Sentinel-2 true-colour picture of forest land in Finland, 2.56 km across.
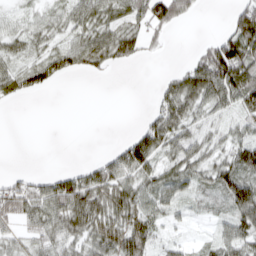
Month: March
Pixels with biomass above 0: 66%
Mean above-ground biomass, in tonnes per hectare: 43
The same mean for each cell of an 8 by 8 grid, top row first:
22 31 51 52 62 73 1 73
32 34 61 68 29 0 46 104
51 50 5 3 0 44 112 121
0 0 0 0 10 71 39 39
0 0 0 10 76 55 36 56
20 27 51 66 53 55 42 78
68 70 85 74 55 25 18 77
34 55 59 65 57 21 17 69
